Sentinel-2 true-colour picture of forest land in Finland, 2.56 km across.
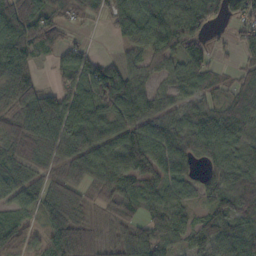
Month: October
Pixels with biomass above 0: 84%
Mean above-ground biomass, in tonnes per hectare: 64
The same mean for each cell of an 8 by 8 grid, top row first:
114 64 29 49 94 77 65 67
103 45 33 7 63 70 41 45
79 11 80 110 53 54 41 33
74 129 92 71 73 52 57 71
75 74 72 59 92 71 72 76
66 52 50 62 66 61 56 82
46 75 40 36 53 61 58 83
52 69 75 29 70 48 77 96
